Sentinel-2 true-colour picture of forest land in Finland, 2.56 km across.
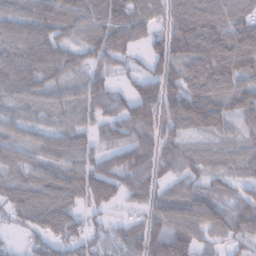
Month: February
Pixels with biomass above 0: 86%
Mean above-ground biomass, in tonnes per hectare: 76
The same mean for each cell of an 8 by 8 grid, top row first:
70 99 90 109 75 73 104 81
78 91 64 106 49 102 115 129
77 53 45 47 72 74 99 80
34 38 55 78 110 90 121 72
56 59 68 63 86 64 35 47
54 81 94 85 84 65 66 46
84 118 62 24 46 94 111 94
13 81 76 65 112 141 52 58
